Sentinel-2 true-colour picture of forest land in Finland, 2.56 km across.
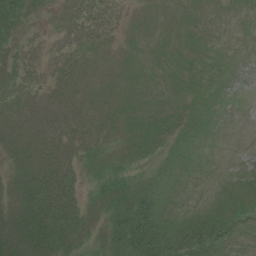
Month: July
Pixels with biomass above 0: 54%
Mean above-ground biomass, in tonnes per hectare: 19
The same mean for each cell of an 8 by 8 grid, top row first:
31 7 19 8 1 2 2 1
19 11 12 4 2 2 2 0
27 16 10 3 4 6 3 0
23 17 13 10 9 11 1 0
34 29 25 18 18 10 0 0
32 48 22 35 21 8 0 0
41 64 37 39 49 2 11 17
50 63 36 38 70 60 54 8
